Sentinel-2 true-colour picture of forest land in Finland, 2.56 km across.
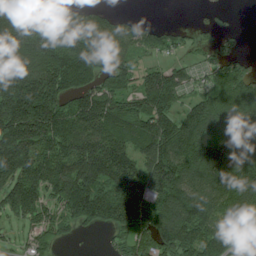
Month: July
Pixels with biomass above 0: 79%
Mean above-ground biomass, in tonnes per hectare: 128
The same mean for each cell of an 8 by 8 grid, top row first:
113 83 106 57 13 1 15 3
181 173 176 128 86 51 43 22
212 217 127 125 116 122 56 134
246 211 179 169 146 110 149 156
248 161 158 154 129 155 177 172
180 171 163 156 150 175 153 192
133 79 151 147 157 164 142 121
28 58 12 30 99 159 165 117
